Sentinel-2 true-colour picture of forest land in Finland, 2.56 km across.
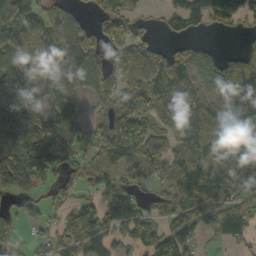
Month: October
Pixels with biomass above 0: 77%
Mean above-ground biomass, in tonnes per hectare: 92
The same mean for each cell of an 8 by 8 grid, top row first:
129 82 44 94 16 65 95 58
102 67 173 76 89 39 46 37
132 56 72 110 97 146 120 138
158 99 56 91 108 114 119 151
123 143 51 139 154 76 113 149
167 69 84 80 37 76 160 146
24 34 79 134 59 126 107 80
40 50 95 78 77 115 19 47
